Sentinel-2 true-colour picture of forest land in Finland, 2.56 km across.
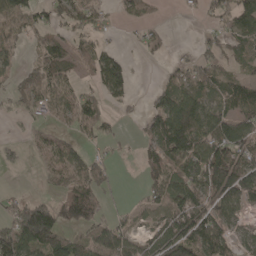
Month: April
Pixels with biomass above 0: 60%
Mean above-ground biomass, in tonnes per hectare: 62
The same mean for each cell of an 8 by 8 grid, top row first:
52 48 67 19 27 2 31 118
31 51 41 27 29 8 29 50
28 50 26 122 0 52 74 54
31 36 80 21 37 126 95 69
13 53 28 18 43 125 131 125
2 30 70 27 39 73 141 147
56 97 119 22 31 101 94 56
163 144 56 96 50 131 121 45
